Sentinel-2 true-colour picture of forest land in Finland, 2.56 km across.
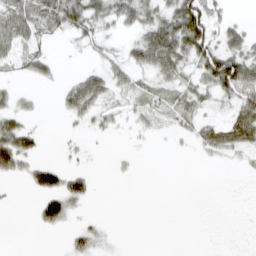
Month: March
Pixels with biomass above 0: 44%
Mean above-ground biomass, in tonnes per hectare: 23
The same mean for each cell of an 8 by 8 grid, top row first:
50 60 64 43 47 77 50 4
32 8 8 12 61 75 57 44
10 14 32 35 14 30 46 88
26 1 35 19 21 25 12 44
57 2 6 1 2 3 33 36
18 43 23 3 0 0 0 2
2 43 9 0 0 0 0 0
0 0 22 5 0 0 0 0
